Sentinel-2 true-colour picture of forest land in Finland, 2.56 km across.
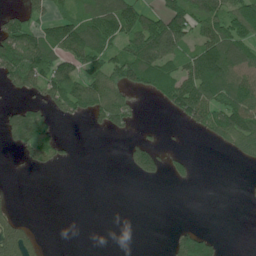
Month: June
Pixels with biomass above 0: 45%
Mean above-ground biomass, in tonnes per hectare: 53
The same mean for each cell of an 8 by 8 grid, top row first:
54 66 78 131 75 115 107 126
124 105 106 73 104 76 98 110
75 109 83 81 98 106 124 104
51 49 57 88 5 50 117 121
46 82 1 0 40 2 16 74
1 2 0 0 34 24 0 1
11 0 0 0 0 0 0 0
72 4 0 0 0 40 44 0
